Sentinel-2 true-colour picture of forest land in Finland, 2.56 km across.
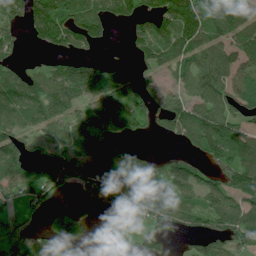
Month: July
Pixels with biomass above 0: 70%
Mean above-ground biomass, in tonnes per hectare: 82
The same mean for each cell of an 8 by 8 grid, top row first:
66 170 113 71 68 136 113 103
46 46 59 7 65 108 99 72
90 107 165 116 51 54 104 65
114 114 76 140 65 100 107 65
85 54 83 66 7 21 115 105
89 85 94 112 147 125 56 107
38 41 29 60 107 97 112 106
52 98 66 15 42 22 73 71
